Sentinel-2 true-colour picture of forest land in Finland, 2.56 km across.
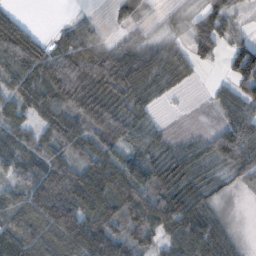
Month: November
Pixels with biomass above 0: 84%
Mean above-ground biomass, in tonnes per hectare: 70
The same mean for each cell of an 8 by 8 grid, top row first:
21 0 14 16 34 24 79 33
93 40 105 44 44 42 77 75
65 97 104 95 83 62 5 90
52 74 78 87 44 4 13 76
76 59 64 79 68 34 45 106
52 106 84 103 84 88 47 45
86 178 147 103 114 102 57 4
124 112 163 112 61 71 110 21
